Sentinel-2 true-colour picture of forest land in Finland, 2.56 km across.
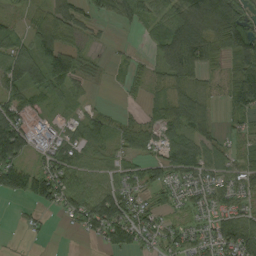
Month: August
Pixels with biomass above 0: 77%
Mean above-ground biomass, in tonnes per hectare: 57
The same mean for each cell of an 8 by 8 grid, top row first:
18 55 54 46 54 83 163 105
59 81 44 9 11 125 110 115
77 85 48 8 31 70 31 98
70 26 25 25 25 78 32 48
125 36 55 44 63 71 58 26
90 96 63 41 57 54 51 58
5 38 83 121 44 30 41 46
1 5 10 66 42 53 53 117
